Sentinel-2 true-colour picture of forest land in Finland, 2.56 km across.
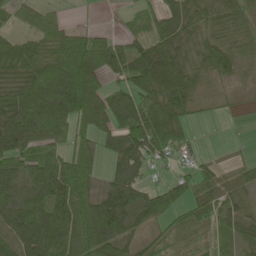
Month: May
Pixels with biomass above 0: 81%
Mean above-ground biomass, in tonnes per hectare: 67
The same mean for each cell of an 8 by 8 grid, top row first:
43 45 3 3 39 87 67 59
62 59 98 75 61 84 77 59
61 134 165 47 107 136 52 30
98 122 112 107 98 100 11 7
79 75 46 52 102 57 3 4
71 125 95 39 34 32 50 31
87 115 102 98 72 50 57 36
81 106 106 80 24 21 30 46
